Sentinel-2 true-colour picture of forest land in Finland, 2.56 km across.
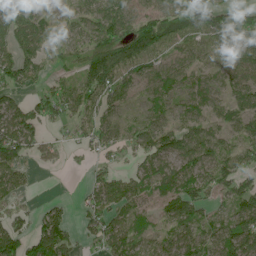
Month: June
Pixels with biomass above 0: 77%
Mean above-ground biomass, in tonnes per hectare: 62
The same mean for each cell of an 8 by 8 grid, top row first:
101 64 54 118 64 64 81 79
85 37 55 133 121 53 36 90
68 30 53 103 59 57 42 79
73 60 60 38 26 45 45 61
100 27 29 39 57 76 69 52
59 0 5 48 48 74 71 73
29 31 26 66 35 74 38 77
91 124 30 71 35 68 68 118
